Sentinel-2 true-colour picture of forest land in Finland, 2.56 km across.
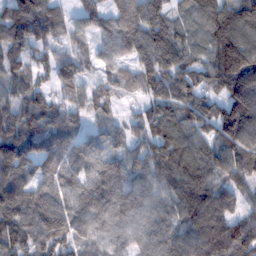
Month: February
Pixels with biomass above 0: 91%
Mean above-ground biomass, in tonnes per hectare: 111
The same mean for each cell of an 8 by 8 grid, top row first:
121 131 69 108 169 75 148 153
85 90 59 89 147 151 117 186
85 54 96 72 124 121 108 223
91 118 79 49 65 109 98 153
158 123 84 60 94 147 93 124
109 90 91 123 113 142 103 90
137 127 109 135 92 119 159 78
118 133 86 74 73 101 141 146
